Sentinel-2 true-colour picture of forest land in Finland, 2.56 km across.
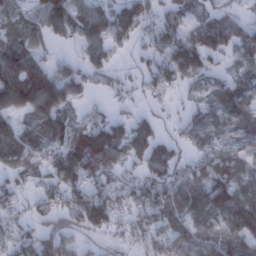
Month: January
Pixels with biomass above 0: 75%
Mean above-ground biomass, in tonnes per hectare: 62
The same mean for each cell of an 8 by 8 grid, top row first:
52 97 77 83 68 49 47 28
71 25 43 48 25 106 99 63
104 107 62 27 31 65 48 55
66 99 24 24 19 11 62 79
76 74 102 88 62 33 58 47
44 57 89 58 47 54 97 78
35 30 88 78 86 65 96 125
52 75 35 18 48 69 62 89
